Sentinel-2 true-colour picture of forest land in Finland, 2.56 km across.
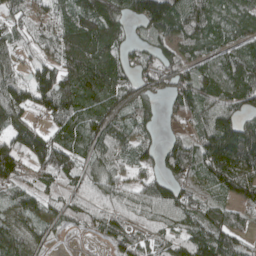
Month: April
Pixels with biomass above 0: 87%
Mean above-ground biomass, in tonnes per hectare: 89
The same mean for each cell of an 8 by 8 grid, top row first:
57 62 120 121 134 113 102 84
54 51 113 82 50 79 67 80
78 117 143 123 72 87 104 137
97 74 94 105 64 51 88 94
94 123 89 91 71 62 148 202
78 83 84 82 54 86 96 153
80 78 78 68 80 111 74 72
113 46 10 64 60 80 131 65
